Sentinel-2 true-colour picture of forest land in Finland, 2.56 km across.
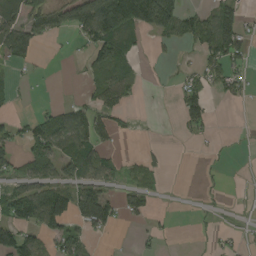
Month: August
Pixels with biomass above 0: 42%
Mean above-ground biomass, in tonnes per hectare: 47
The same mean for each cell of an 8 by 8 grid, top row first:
61 73 125 176 178 106 52 63
95 7 20 131 18 20 81 71
17 3 11 101 16 14 55 39
12 26 47 54 1 21 51 0
36 85 80 23 6 2 9 1
44 57 71 46 36 0 6 1
105 143 127 76 55 1 6 2
112 55 67 5 14 4 7 14
